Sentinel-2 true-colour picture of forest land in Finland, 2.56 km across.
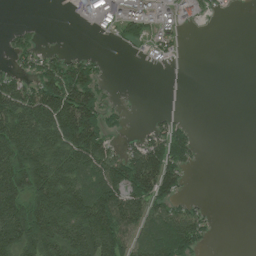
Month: July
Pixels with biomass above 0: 53%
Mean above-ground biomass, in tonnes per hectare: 79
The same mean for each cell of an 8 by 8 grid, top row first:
0 0 30 69 75 58 18 2
50 22 5 8 30 32 0 0
71 130 146 8 0 3 0 0
174 191 210 35 3 16 0 0
198 180 199 56 85 138 2 0
174 182 126 146 192 95 0 0
169 198 173 186 133 83 18 0
158 156 177 147 87 169 34 0
